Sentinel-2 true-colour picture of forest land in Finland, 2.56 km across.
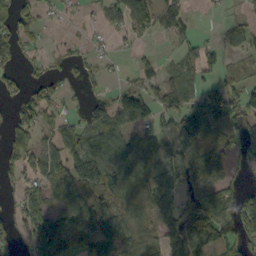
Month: October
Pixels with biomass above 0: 61%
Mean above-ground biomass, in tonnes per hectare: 50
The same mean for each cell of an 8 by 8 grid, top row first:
63 17 10 43 79 68 4 17
49 10 13 11 10 16 22 39
20 33 14 6 29 39 24 32
36 47 20 54 59 70 109 54
51 38 65 91 49 65 71 54
25 60 106 81 53 81 75 14
26 66 85 74 22 76 107 76
19 106 72 102 25 100 108 64
